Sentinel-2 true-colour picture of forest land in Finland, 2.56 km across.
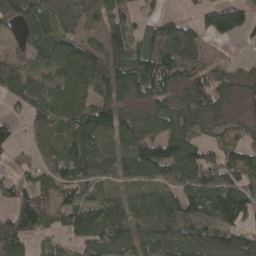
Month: April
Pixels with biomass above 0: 78%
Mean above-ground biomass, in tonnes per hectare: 73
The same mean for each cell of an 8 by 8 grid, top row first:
103 105 55 74 29 24 86 98
32 81 72 61 60 100 23 8
68 58 95 108 106 87 98 53
21 81 89 96 54 69 89 21
33 50 104 70 110 117 44 63
34 49 85 52 78 73 76 93
86 100 90 89 89 91 112 134
102 29 44 76 65 64 95 79
